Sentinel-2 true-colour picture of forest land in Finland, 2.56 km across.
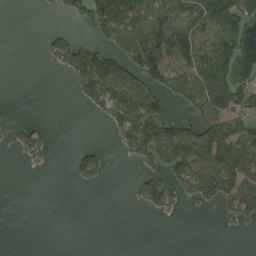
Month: August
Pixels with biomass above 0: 41%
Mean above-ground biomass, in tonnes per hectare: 49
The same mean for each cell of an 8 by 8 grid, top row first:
0 2 28 143 115 66 80 84
0 45 73 69 129 98 81 49
0 0 68 110 86 72 123 46
3 0 3 86 131 36 84 77
47 33 19 15 107 117 118 113
1 4 43 6 54 69 117 132
0 0 0 0 29 31 12 86
0 0 0 0 0 0 0 0
